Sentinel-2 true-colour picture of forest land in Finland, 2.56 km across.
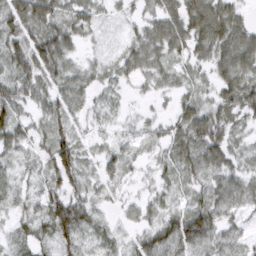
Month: March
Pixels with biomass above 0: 86%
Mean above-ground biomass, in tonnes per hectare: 37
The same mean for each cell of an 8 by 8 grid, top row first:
64 62 36 21 26 55 71 33
48 72 22 15 51 43 45 59
50 43 38 21 26 27 21 48
42 37 31 17 11 31 40 36
39 40 38 23 19 49 64 19
29 31 43 29 15 32 41 36
29 51 54 18 29 25 51 29
32 29 41 27 40 56 47 23
